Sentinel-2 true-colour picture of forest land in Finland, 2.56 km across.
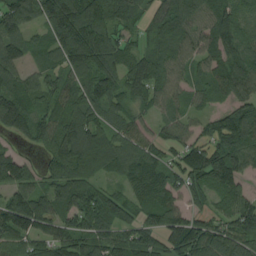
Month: August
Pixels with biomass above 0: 90%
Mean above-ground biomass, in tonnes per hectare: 109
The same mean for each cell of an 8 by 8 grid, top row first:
151 158 208 121 54 108 96 97
111 86 219 134 50 83 91 107
103 61 113 121 93 87 89 112
127 79 119 77 55 63 61 131
44 87 171 109 79 87 112 147
127 79 114 55 133 87 168 115
165 113 136 112 100 96 62 128
100 109 118 115 119 117 140 138
